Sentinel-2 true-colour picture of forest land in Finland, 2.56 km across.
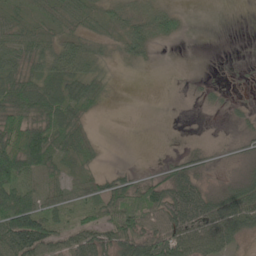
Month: May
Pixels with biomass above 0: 63%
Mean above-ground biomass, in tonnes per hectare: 32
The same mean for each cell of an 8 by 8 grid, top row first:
21 28 35 23 30 18 0 0
44 37 41 16 25 1 0 0
53 46 47 9 1 0 3 1
68 71 27 1 0 0 4 8
74 61 34 0 0 1 6 12
70 23 22 32 14 42 13 17
102 38 27 55 60 75 65 74
101 63 50 53 72 70 60 21
